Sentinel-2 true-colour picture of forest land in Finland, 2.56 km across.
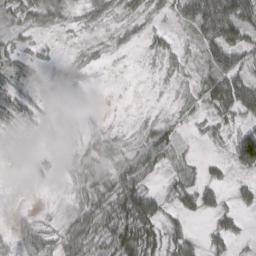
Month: March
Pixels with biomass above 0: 73%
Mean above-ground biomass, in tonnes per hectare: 22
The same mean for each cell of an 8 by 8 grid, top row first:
26 29 10 14 22 22 73 58
19 6 7 10 10 12 38 43
22 26 24 1 1 9 42 51
31 6 10 1 3 8 21 45
3 2 9 11 28 19 10 76
1 4 14 25 35 16 16 10
1 4 27 46 61 20 23 20
6 27 49 48 60 30 17 11
